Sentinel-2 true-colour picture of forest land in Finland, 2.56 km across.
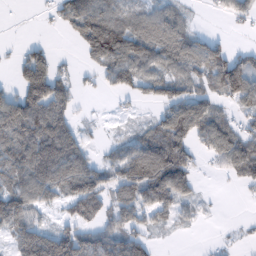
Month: February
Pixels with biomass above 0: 66%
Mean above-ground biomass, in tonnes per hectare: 67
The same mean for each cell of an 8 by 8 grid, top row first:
1 14 102 85 65 48 6 42
12 33 30 130 80 70 71 21
42 143 19 58 77 82 64 134
116 123 16 5 9 100 85 37
90 137 57 25 84 100 66 83
96 126 148 62 144 129 8 54
115 43 89 65 75 63 9 1
91 127 107 94 61 5 3 8
